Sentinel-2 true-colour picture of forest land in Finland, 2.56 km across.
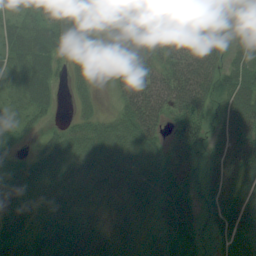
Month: August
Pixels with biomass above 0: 94%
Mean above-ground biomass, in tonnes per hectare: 48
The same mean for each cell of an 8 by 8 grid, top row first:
30 40 44 43 44 47 57 39
47 55 65 14 59 50 58 38
35 43 24 21 61 72 56 63
26 25 20 22 84 61 43 74
21 35 39 40 55 82 55 72
57 53 37 32 35 74 43 63
70 40 32 28 41 66 39 70
68 64 80 49 30 48 24 60
